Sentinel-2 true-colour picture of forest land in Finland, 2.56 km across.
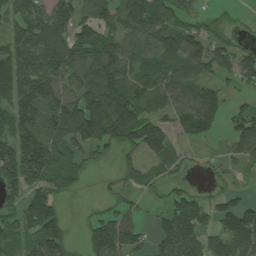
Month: July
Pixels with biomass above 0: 73%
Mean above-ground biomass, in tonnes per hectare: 93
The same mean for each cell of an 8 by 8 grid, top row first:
96 118 93 88 148 70 28 10
122 148 128 96 76 108 88 45
152 145 85 131 91 93 51 59
143 175 206 167 104 81 139 55
119 163 103 89 151 41 28 78
121 102 53 15 58 29 13 13
90 144 4 50 22 100 77 117
67 176 33 141 44 142 73 149
